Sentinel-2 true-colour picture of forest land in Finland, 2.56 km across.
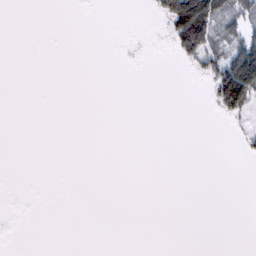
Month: February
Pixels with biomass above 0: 11%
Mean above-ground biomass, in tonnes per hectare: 10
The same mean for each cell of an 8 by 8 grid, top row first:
0 0 0 0 1 97 100 52
0 0 0 0 1 42 70 69
0 0 0 0 0 0 25 155
0 0 0 0 0 0 1 49
0 0 0 0 0 0 0 8
0 0 0 0 0 0 0 0
0 0 0 0 0 0 0 0
0 0 0 0 0 0 0 0
